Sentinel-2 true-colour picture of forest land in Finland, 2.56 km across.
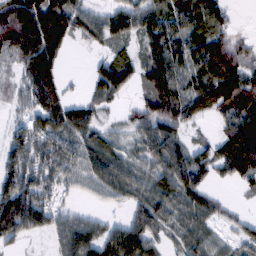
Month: February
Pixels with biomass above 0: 79%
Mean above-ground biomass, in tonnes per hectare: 68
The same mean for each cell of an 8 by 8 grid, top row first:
153 138 70 63 84 80 81 4
110 123 10 37 46 76 94 57
30 111 7 111 57 75 89 107
20 96 16 15 70 89 46 92
74 86 63 44 66 70 42 111
103 70 58 64 62 102 54 73
152 76 20 19 64 54 49 12
51 33 108 88 89 30 55 39
